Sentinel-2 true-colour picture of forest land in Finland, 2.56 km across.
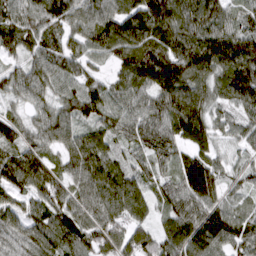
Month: March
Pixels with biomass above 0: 96%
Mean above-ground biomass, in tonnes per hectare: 92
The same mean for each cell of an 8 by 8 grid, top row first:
89 105 85 102 140 128 126 70
84 84 64 82 81 99 146 131
76 79 76 57 80 149 95 149
41 67 96 80 79 119 74 63
93 71 90 65 85 81 58 41
124 114 91 102 68 89 158 47
68 97 87 101 65 89 109 58
73 103 104 108 107 111 132 97
